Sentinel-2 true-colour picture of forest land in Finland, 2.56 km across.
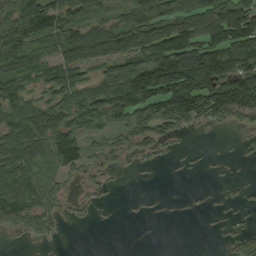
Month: September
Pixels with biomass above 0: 64%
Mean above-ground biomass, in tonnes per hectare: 68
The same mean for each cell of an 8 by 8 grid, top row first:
112 127 78 53 112 115 116 122
113 55 125 100 114 154 126 133
81 61 83 102 149 175 145 132
95 108 98 98 94 131 104 89
122 105 85 34 47 15 2 4
124 41 27 12 3 1 3 2
107 58 17 3 3 1 4 7
4 18 0 0 0 0 0 31
